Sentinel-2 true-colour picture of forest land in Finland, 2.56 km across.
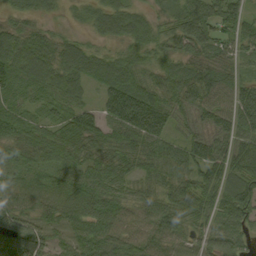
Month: September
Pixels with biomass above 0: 93%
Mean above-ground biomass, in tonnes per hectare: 69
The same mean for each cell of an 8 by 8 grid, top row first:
34 21 25 71 44 55 95 93
93 82 58 29 62 52 58 65
101 91 67 85 61 75 74 55
68 41 86 100 157 62 41 88
58 61 79 71 87 54 54 88
42 40 79 79 51 78 79 86
72 52 87 83 51 90 77 107
110 58 82 84 61 43 54 50
